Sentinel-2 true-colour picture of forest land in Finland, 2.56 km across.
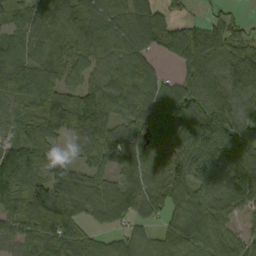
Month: September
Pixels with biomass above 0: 89%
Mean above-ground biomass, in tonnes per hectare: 90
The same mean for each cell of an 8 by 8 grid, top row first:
48 91 103 84 115 36 27 17
61 71 84 89 78 123 124 83
111 92 55 81 81 64 99 89
46 102 160 103 99 145 162 88
68 69 78 92 103 86 151 119
101 74 75 63 90 96 113 134
78 180 78 94 79 73 100 94
71 119 90 53 63 106 96 48
